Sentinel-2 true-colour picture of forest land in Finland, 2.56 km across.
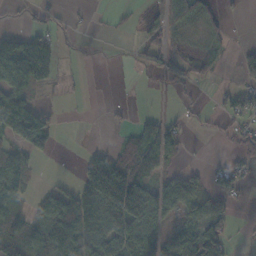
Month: November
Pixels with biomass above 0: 51%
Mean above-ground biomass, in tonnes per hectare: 47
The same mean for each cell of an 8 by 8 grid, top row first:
8 26 7 7 16 68 44 6
100 83 7 3 31 22 32 14
84 47 5 0 7 28 31 31
144 24 1 4 9 12 15 62
50 46 3 15 92 32 2 34
47 3 80 181 64 46 32 38
46 69 99 140 127 77 64 7
68 69 75 99 119 82 111 6
